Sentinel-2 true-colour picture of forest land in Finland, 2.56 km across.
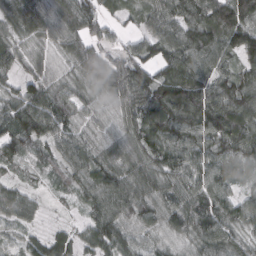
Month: March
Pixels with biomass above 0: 94%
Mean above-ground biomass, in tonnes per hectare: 77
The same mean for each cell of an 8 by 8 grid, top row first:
84 96 109 36 51 86 103 139
55 40 78 48 68 94 109 137
40 61 56 94 102 121 91 94
80 101 63 47 93 129 129 117
78 58 73 60 80 98 91 113
29 24 58 82 74 78 82 58
68 15 27 91 84 84 101 72
32 69 55 107 60 57 83 64
